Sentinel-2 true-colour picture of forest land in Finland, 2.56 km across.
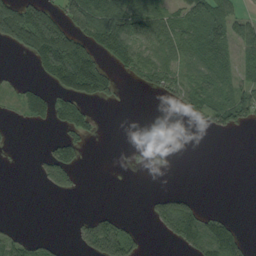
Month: September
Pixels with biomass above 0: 41%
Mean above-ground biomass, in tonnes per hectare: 42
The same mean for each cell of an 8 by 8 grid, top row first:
109 79 95 100 64 41 85 38
31 137 90 76 50 64 90 48
10 42 178 45 30 49 81 43
13 58 55 1 0 6 49 64
4 18 42 0 10 1 0 0
0 51 20 0 1 1 0 0
0 0 0 6 5 99 15 0
42 17 29 133 16 51 110 66
